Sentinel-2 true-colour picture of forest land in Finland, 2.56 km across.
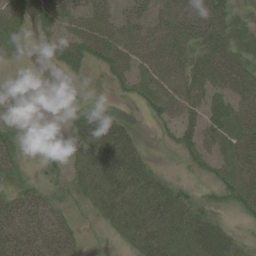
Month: June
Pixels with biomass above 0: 80%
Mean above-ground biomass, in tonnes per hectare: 39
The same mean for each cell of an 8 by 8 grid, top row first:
51 51 59 50 46 71 80 16
23 25 65 68 60 63 64 33
9 2 15 29 37 57 62 68
9 3 23 18 13 45 60 54
33 12 34 71 12 28 42 43
24 19 37 66 44 14 21 38
44 39 26 49 49 55 25 28
48 52 24 19 53 43 75 22
